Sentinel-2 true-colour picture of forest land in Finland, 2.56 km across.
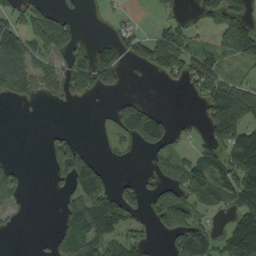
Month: September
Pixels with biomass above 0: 48%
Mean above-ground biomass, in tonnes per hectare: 53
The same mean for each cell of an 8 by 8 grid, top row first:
44 83 12 12 2 22 29 60
105 79 47 53 59 89 37 69
88 60 69 57 0 25 107 37
0 1 0 30 88 3 69 100
0 21 45 20 67 24 48 93
33 14 111 31 16 56 99 111
25 0 103 109 44 132 40 85
0 15 114 77 36 61 70 140
